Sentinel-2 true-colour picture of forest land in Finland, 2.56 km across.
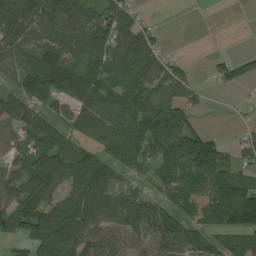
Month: August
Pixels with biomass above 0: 76%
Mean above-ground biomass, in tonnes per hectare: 84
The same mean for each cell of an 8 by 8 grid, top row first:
159 120 86 104 29 0 0 0
101 112 97 92 114 10 1 7
49 147 115 70 88 92 26 57
100 70 95 104 109 93 11 4
64 85 63 82 101 129 106 55
82 166 95 59 37 79 117 72
115 114 107 105 100 100 142 175
51 128 125 79 86 137 70 81
